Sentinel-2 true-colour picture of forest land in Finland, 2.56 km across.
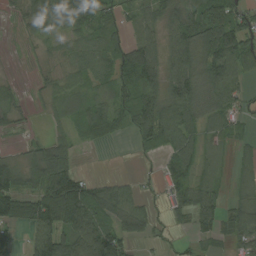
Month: August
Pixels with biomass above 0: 75%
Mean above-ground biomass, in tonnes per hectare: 63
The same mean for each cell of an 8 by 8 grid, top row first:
22 93 92 60 60 76 92 75
7 26 47 66 98 85 100 92
12 31 46 80 100 90 92 58
33 17 51 72 106 86 57 41
6 54 26 14 40 76 33 26
84 142 62 12 13 64 38 33
88 132 153 87 37 53 77 65
40 108 122 112 41 21 34 58
